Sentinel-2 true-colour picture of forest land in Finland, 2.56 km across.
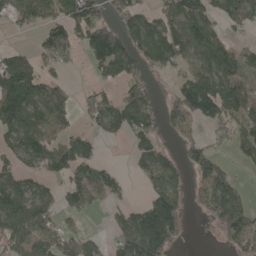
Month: May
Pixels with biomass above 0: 61%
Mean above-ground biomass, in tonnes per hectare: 80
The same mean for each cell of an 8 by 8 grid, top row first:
69 82 124 53 88 122 87 101
31 95 77 186 109 110 113 40
170 66 4 56 68 48 111 90
175 113 33 105 105 94 119 87
84 86 85 9 70 30 53 81
61 55 72 60 54 66 116 23
95 61 49 34 91 99 66 116
77 60 60 46 149 54 0 99
